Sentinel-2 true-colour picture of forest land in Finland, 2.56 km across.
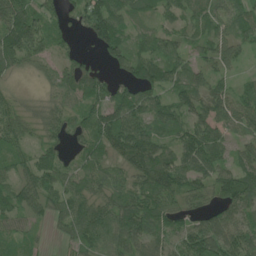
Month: June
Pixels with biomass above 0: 90%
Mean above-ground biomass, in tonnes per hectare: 65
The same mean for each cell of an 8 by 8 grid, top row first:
132 57 49 94 34 46 60 56
131 64 17 92 46 48 58 58
20 30 70 46 93 69 62 30
52 51 48 78 82 71 81 79
57 50 38 86 95 60 92 54
47 72 49 45 76 84 67 80
61 55 73 78 106 58 52 72
43 14 60 70 74 60 132 87
